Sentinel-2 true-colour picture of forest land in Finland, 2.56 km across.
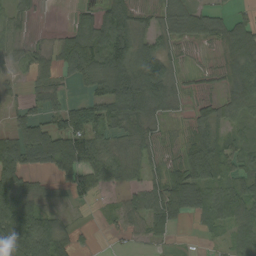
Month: August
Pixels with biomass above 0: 74%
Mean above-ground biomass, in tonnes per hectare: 58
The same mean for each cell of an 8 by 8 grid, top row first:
40 1 33 105 28 68 57 27
31 20 90 121 72 29 15 105
17 38 39 141 153 48 17 87
34 58 98 93 90 23 38 48
99 145 105 46 54 24 98 35
88 39 81 58 43 73 89 48
89 27 12 14 67 82 72 80
111 88 14 7 21 8 9 47
